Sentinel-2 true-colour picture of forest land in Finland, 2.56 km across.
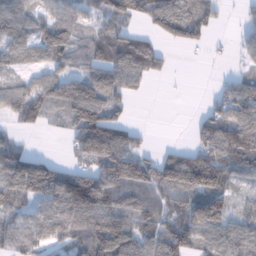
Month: January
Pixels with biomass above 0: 74%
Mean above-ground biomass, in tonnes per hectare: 85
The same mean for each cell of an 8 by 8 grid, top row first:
99 72 62 84 78 132 78 14
84 116 69 116 100 28 26 24
41 77 95 119 58 3 1 63
55 60 142 85 0 0 51 118
56 0 75 120 24 17 112 169
148 137 119 136 135 154 183 84
81 77 154 111 88 80 150 49
71 61 81 183 91 132 85 94
